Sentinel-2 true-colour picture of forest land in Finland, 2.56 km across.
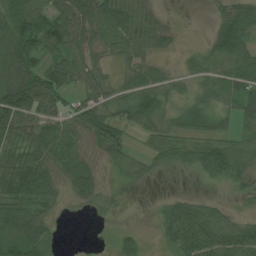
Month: July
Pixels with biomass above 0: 75%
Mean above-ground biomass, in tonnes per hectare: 49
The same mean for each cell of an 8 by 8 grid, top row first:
73 64 74 97 52 6 9 69
87 65 51 49 51 15 31 65
104 76 40 29 59 30 44 68
104 67 57 43 68 33 47 48
58 86 41 62 22 47 60 43
116 67 67 12 19 4 38 39
72 44 13 19 2 43 34 14
75 47 0 21 18 54 73 69
